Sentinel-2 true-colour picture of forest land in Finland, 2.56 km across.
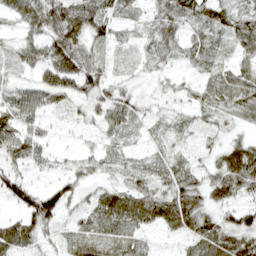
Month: April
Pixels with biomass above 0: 81%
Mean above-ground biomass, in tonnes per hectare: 35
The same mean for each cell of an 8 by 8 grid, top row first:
32 65 57 39 24 54 52 45
29 45 51 24 22 33 35 38
19 47 53 25 11 11 24 41
45 25 16 49 20 16 25 40
43 20 7 21 13 21 14 35
32 11 30 19 31 43 32 70
27 72 24 55 60 66 38 36
60 20 46 46 20 13 56 55
